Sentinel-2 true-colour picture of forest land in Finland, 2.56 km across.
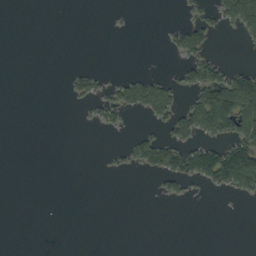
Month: September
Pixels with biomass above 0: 20%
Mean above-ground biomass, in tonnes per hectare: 24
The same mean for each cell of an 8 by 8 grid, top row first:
0 0 0 5 0 2 27 110
0 0 0 0 0 33 46 5
0 0 35 19 53 29 99 87
0 0 4 47 48 64 141 130
0 0 0 4 47 64 52 96
0 0 0 3 7 67 84 147
0 0 0 0 0 1 0 1
0 0 0 0 0 0 0 0
